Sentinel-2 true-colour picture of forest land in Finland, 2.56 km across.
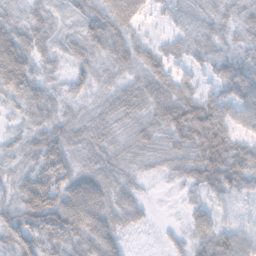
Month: November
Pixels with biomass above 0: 90%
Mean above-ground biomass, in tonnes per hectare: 49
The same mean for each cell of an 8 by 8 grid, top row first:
28 35 43 67 36 21 31 37
70 34 46 65 37 29 41 38
74 30 36 33 51 46 25 85
23 47 29 45 51 84 87 55
29 72 46 42 47 53 90 45
37 81 66 49 23 35 80 77
57 94 106 66 23 4 37 14
74 77 61 55 5 18 52 57
